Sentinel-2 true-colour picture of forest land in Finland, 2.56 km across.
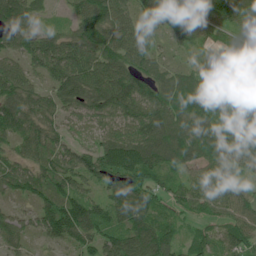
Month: June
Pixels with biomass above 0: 92%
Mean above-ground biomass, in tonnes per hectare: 85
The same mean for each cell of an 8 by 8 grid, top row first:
107 24 82 108 79 113 105 115
72 92 103 98 83 39 43 48
100 57 120 131 94 86 77 48
108 76 57 92 99 105 117 116
57 82 37 104 117 106 98 103
86 94 87 107 101 61 82 64
35 101 123 98 92 58 67 75
53 50 84 83 132 56 62 94
